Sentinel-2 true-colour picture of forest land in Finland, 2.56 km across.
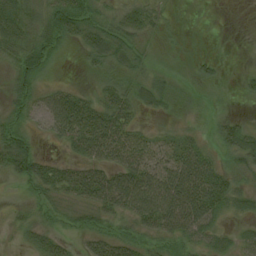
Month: August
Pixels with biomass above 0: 76%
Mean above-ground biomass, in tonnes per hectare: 34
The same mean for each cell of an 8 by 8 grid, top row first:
60 35 50 28 38 4 1 0
44 35 28 52 19 6 3 0
32 13 5 27 27 10 17 8
26 42 71 63 19 12 8 5
52 10 59 82 40 32 19 50
40 55 56 62 64 66 83 28
8 19 34 57 67 86 81 29
8 29 16 44 26 36 35 23
